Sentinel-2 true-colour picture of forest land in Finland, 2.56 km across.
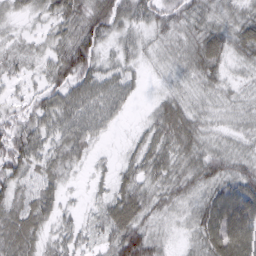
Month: March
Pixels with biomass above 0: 89%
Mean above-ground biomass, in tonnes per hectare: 45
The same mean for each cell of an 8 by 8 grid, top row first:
25 36 72 76 45 46 43 42
24 31 86 26 26 34 72 51
21 39 72 45 13 22 43 23
32 56 58 38 8 55 30 31
65 41 53 5 35 60 33 28
50 37 9 25 46 48 56 56
47 45 13 56 55 35 75 106
69 30 31 55 66 13 82 106
